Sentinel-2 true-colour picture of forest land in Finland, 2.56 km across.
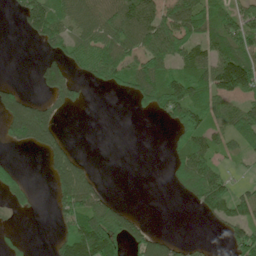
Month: June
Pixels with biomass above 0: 52%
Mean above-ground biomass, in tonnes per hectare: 69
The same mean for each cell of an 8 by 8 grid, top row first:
24 131 79 93 124 121 87 95
0 39 79 112 116 117 83 107
11 79 33 73 121 114 130 189
129 84 6 0 33 125 102 90
60 103 5 0 0 38 73 59
43 45 120 0 0 42 94 12
20 12 149 73 2 0 74 81
16 9 178 141 85 31 5 89
